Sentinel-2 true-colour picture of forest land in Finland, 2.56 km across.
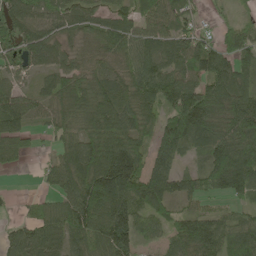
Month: May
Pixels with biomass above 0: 86%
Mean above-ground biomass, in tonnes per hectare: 87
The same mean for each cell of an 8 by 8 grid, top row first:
96 72 73 63 67 77 18 28
90 92 39 70 80 89 79 96
41 52 80 81 103 103 104 88
102 55 68 108 92 125 131 118
71 23 106 138 71 114 95 110
8 41 151 200 122 81 112 149
12 51 179 168 89 51 29 34
69 101 132 151 41 71 113 86
